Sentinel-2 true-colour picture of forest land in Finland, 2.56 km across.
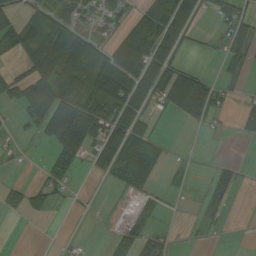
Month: August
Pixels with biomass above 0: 45%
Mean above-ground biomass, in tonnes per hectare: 38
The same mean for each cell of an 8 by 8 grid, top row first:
36 58 44 37 64 104 22 69
46 76 73 53 93 60 7 59
49 89 68 86 80 79 32 16
16 108 85 81 38 37 50 20
7 31 72 87 60 0 1 2
3 29 7 33 23 7 14 19
27 22 2 3 12 1 12 0
0 0 4 35 53 9 4 0
